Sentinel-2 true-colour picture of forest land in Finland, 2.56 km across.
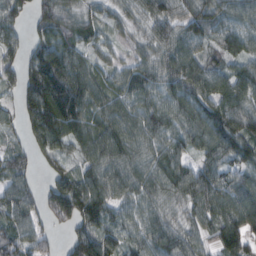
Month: February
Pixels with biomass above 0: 90%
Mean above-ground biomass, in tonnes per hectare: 80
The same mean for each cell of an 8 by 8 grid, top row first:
78 88 63 40 61 91 82 76
55 94 69 38 45 88 52 74
52 149 111 59 87 95 99 100
44 135 99 93 95 92 90 97
27 70 70 109 83 76 94 86
57 44 71 89 89 96 91 75
87 74 119 73 74 49 90 109
84 50 78 61 85 84 53 104
